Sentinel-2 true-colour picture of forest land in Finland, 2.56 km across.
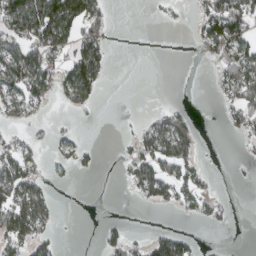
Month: March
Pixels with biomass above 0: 38%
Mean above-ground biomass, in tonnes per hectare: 39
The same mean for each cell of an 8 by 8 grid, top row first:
116 141 114 15 1 5 78 83
64 86 76 18 0 0 40 81
86 72 118 9 0 0 3 112
47 10 15 0 6 32 0 52
40 11 24 1 62 98 1 9
85 19 7 0 73 81 18 2
110 53 0 0 6 28 33 1
71 34 0 38 32 69 2 0
